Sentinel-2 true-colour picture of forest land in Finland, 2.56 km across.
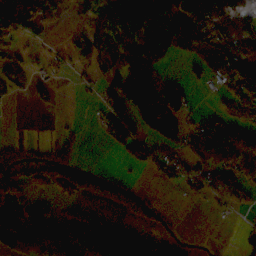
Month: November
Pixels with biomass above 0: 52%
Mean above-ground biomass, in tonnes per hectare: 60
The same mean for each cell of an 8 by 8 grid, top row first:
145 76 25 106 112 79 137 80
22 13 44 68 111 57 98 109
41 30 9 54 106 23 39 92
1 9 0 53 128 66 20 60
53 39 28 19 39 56 115 114
81 47 75 38 8 44 78 109
39 48 23 38 72 4 10 37
82 103 104 177 105 28 0 13
